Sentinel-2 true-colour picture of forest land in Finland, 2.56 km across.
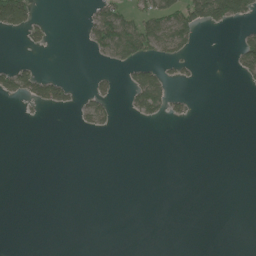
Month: June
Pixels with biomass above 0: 15%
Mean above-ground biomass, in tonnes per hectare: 18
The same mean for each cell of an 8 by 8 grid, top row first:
147 4 5 75 56 82 101 62
1 13 3 82 74 53 0 44
62 54 2 18 71 17 0 13
1 14 22 24 48 20 0 0
0 0 0 0 0 0 0 0
0 0 0 0 0 0 0 0
0 0 0 0 0 0 0 0
0 0 0 0 0 0 0 0
